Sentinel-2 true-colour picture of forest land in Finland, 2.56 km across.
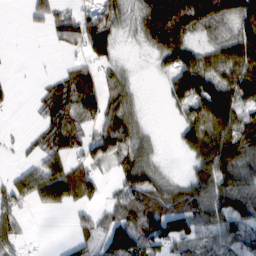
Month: February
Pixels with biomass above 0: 67%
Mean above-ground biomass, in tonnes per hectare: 56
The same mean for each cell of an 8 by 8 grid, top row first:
0 53 58 56 61 82 75 82
1 7 56 68 21 83 54 92
5 23 57 40 3 72 69 95
4 54 73 61 13 31 112 70
6 60 61 84 35 20 100 100
30 77 73 23 71 16 95 83
46 34 36 35 90 93 110 93
38 0 40 94 103 100 68 63
